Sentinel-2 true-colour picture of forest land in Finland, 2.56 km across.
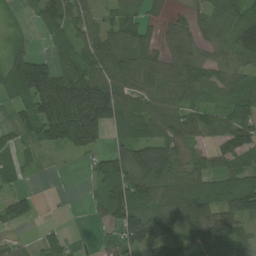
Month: July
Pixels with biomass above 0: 76%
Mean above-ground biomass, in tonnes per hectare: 89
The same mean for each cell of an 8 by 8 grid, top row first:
20 93 87 52 54 32 81 99
58 31 73 109 106 82 66 126
117 202 140 122 115 111 101 81
40 205 219 126 85 82 72 103
45 92 109 42 104 95 60 131
42 7 4 133 145 93 95 91
75 1 3 118 107 129 119 120
22 34 5 45 153 133 132 94
